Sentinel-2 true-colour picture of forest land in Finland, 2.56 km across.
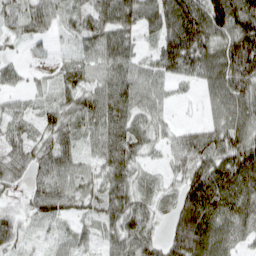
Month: April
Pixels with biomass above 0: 88%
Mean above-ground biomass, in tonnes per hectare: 70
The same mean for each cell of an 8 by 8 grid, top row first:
52 57 56 80 80 137 136 147
14 11 39 82 28 136 101 159
31 17 61 76 58 42 68 118
32 55 82 95 56 12 30 95
51 66 49 93 59 52 78 108
55 67 59 79 33 41 138 124
31 73 49 73 54 85 128 84
44 16 43 57 70 127 117 44
